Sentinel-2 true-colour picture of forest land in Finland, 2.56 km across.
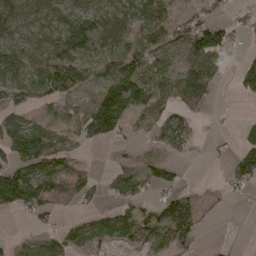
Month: May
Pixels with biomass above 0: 64%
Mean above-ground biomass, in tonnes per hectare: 69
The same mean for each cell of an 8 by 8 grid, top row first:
99 88 106 106 98 62 56 17
97 94 129 118 88 48 191 25
110 116 83 110 104 113 131 68
46 44 66 174 62 61 20 3
76 84 51 36 16 73 15 60
87 104 81 44 66 38 1 85
53 59 32 44 51 124 19 2
29 59 64 58 58 108 4 0
